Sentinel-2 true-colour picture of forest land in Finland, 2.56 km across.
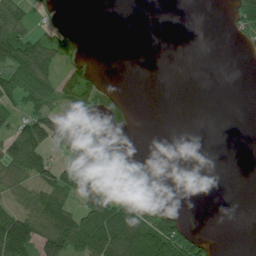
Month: July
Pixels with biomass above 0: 37%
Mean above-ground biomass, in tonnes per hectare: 47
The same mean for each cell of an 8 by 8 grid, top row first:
81 16 0 0 0 0 0 56
167 118 36 0 0 0 0 8
118 131 96 4 0 0 0 0
51 83 65 64 0 0 0 0
94 97 64 3 0 0 0 0
74 76 83 159 7 0 0 0
61 110 66 90 55 24 0 0
171 119 116 147 172 119 20 0
